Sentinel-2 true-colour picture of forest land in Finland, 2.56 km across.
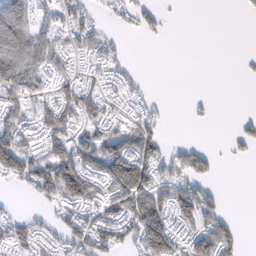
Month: February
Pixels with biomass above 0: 58%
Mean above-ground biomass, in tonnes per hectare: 49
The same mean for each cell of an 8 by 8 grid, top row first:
142 48 53 19 45 2 0 4
111 73 45 29 0 0 0 0
104 41 44 34 10 0 0 4
53 72 79 30 29 0 8 4
90 63 70 78 82 15 11 25
73 99 136 134 104 53 43 0
8 25 65 50 112 99 71 0
55 31 74 74 118 65 92 42
